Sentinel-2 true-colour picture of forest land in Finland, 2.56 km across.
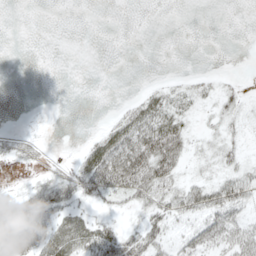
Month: May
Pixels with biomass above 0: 44%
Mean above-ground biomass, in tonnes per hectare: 20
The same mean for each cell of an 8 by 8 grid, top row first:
0 0 0 0 0 0 0 0
0 0 0 0 0 0 0 0
0 0 0 0 1 5 9 3
0 1 0 4 38 33 9 16
17 5 4 49 65 47 14 12
2 18 42 67 68 35 16 38
38 57 26 15 29 47 57 47
47 49 50 53 47 26 38 59
